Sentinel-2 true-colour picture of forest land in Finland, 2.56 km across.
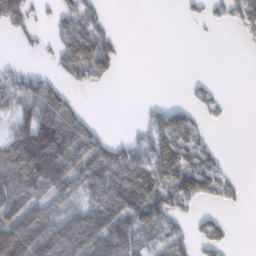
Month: February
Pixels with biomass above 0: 53%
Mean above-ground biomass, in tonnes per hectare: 68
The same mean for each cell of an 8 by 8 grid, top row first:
92 15 77 6 0 1 20 52
7 16 109 44 0 0 0 3
54 50 37 20 0 0 9 0
65 163 46 0 27 65 25 0
130 261 149 58 65 111 24 0
117 184 113 158 133 107 94 7
126 86 90 174 184 55 20 9
164 158 170 182 83 62 62 0
